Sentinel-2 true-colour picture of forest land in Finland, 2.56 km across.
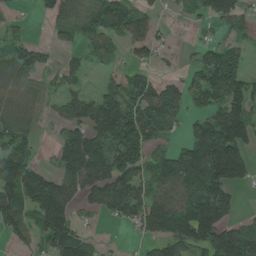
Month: June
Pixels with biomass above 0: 68%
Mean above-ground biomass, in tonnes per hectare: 93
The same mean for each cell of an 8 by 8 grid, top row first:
17 43 85 120 57 15 72 70
59 31 48 47 72 13 48 55
89 38 43 48 87 47 134 123
89 36 108 189 142 75 90 141
99 7 126 150 124 35 253 147
153 69 180 156 83 150 184 102
131 177 63 84 109 140 190 29
45 102 101 4 44 131 131 146
